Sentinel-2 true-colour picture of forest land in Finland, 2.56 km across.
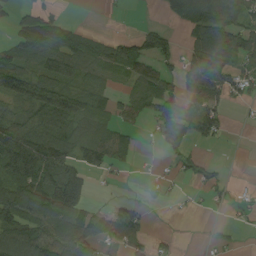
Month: August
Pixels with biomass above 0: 59%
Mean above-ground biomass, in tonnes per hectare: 59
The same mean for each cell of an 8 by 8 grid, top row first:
41 46 3 2 2 47 116 77
85 98 84 76 84 33 112 80
113 82 49 30 74 47 137 54
63 99 65 45 39 61 76 6
145 111 78 90 5 43 24 0
115 129 94 14 12 16 25 3
118 118 81 25 34 4 10 14
113 101 85 49 46 11 8 7
